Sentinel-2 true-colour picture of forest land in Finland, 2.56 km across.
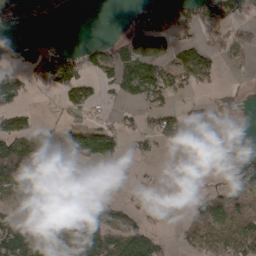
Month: April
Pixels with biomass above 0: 56%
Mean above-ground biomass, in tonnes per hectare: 51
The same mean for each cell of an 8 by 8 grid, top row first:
63 36 1 0 64 93 96 60
25 29 17 38 79 50 59 65
40 48 43 42 103 78 51 8
38 7 37 19 35 50 77 42
66 61 62 47 33 37 70 10
81 72 39 30 24 11 13 122
57 70 59 50 52 43 64 51
81 87 87 73 79 17 63 81
